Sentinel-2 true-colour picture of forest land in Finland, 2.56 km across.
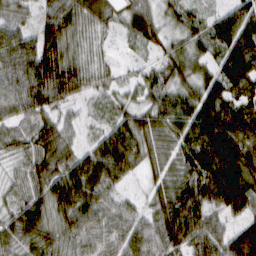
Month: March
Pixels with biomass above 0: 92%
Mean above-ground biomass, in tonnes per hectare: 73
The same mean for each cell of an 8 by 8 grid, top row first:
42 59 76 43 66 44 46 101
90 93 42 14 32 43 58 132
84 116 74 33 44 60 68 138
57 61 17 43 57 82 109 95
52 79 31 91 68 71 150 118
34 78 94 74 28 69 140 137
48 72 95 52 36 114 83 91
59 63 69 65 87 104 88 98
